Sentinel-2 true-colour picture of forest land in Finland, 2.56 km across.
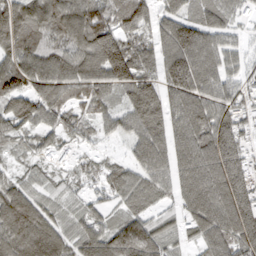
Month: March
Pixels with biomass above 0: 90%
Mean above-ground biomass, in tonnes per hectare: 97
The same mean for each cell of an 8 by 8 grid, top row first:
132 140 135 112 76 84 74 53
111 104 108 178 79 143 105 49
128 136 115 126 94 143 104 70
132 103 68 72 116 102 120 94
49 52 52 22 108 92 148 121
41 33 65 66 89 88 119 159
160 67 46 52 58 52 128 165
138 124 76 80 83 47 93 141
